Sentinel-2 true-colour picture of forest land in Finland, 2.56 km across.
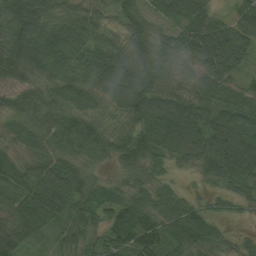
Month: August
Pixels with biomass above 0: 94%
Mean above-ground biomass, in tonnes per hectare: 72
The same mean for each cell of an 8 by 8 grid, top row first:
101 77 74 44 52 66 65 62
82 90 76 59 66 68 116 79
27 56 66 98 85 67 79 40
62 71 70 52 108 105 86 90
49 64 87 74 102 109 90 100
79 94 87 28 66 20 46 80
76 118 62 63 78 75 40 28
93 37 59 67 111 85 63 27
